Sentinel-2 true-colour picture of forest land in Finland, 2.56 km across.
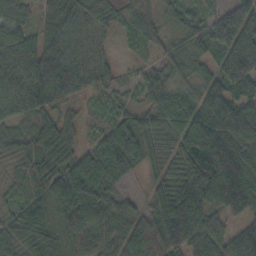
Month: October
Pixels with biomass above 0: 92%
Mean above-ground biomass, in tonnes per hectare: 73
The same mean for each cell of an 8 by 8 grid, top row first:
42 59 76 43 66 44 46 101
90 93 42 14 32 43 58 132
84 116 74 33 44 60 68 138
57 61 17 43 57 82 109 95
52 79 31 91 68 71 150 118
34 78 94 74 28 69 140 137
48 72 95 52 36 114 83 91
59 63 69 65 87 104 88 98
